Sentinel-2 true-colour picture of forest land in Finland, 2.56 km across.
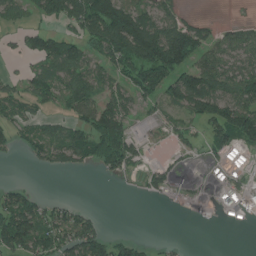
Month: July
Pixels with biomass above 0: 56%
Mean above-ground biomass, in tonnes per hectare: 65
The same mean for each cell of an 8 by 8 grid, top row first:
42 91 161 226 112 60 9 7
19 86 77 154 191 211 77 80
24 74 85 70 119 108 125 95
47 29 66 113 31 41 101 138
43 84 95 140 31 28 45 79
0 5 8 30 26 20 6 22
122 53 30 0 0 5 5 24
142 95 117 45 15 5 0 0
